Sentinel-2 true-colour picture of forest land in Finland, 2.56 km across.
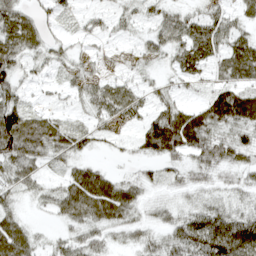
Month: April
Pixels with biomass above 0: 80%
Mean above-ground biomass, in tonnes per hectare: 37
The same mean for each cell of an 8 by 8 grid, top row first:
56 23 17 20 20 31 37 26
58 32 12 8 22 39 57 54
42 13 24 23 17 18 23 49
73 20 13 42 29 49 52 78
89 60 34 13 38 73 58 42
42 18 51 27 20 22 26 24
22 21 64 66 26 24 37 26
54 17 39 21 27 46 89 89
